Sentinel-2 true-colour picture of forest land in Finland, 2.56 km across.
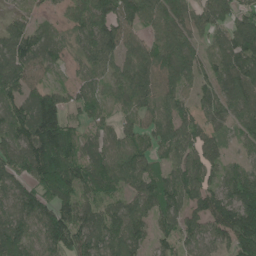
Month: June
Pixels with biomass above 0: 89%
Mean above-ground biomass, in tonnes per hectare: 90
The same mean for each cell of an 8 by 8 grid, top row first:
34 22 75 127 93 75 76 87
103 71 68 116 70 99 35 126
95 40 60 75 103 81 56 114
99 159 65 41 66 79 64 93
99 190 95 80 73 93 69 42
93 170 132 118 96 84 70 73
102 108 126 84 83 71 108 166
137 105 95 105 66 59 69 161
